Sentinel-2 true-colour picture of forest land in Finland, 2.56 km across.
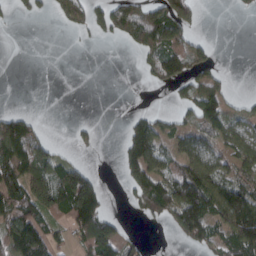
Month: March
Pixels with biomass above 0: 48%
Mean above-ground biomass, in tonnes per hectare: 56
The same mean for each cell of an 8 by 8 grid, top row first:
18 18 67 105 95 86 1 3
0 0 5 1 70 79 33 0
0 0 0 0 15 58 61 0
40 0 0 0 21 29 96 31
141 45 15 1 116 46 62 72
129 117 133 0 108 92 131 67
108 90 146 10 52 109 120 143
118 74 64 107 21 28 61 132
